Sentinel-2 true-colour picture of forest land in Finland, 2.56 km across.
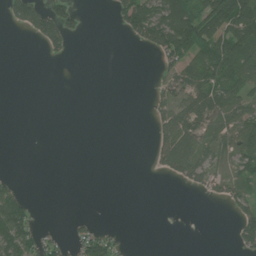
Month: June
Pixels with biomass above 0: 35%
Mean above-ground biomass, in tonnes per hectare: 30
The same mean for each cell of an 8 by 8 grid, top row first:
41 69 17 18 90 110 96 109
0 26 0 0 22 91 94 103
0 0 0 0 0 43 77 72
0 0 0 0 2 65 66 56
0 0 0 0 0 86 46 64
6 0 0 0 1 29 40 44
91 0 0 0 0 0 0 41
87 21 37 31 0 0 0 35
